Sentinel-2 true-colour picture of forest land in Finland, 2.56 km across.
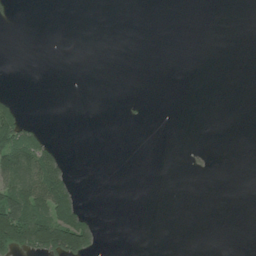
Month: July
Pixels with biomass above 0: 13%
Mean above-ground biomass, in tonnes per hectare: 22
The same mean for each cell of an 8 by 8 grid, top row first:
10 0 0 0 0 0 0 0
0 0 0 0 0 0 0 0
0 0 0 0 0 0 0 0
65 0 0 0 4 0 0 0
160 47 0 0 0 0 1 0
117 136 2 0 0 0 3 0
156 130 58 0 0 0 0 0
187 184 138 0 0 0 0 0
